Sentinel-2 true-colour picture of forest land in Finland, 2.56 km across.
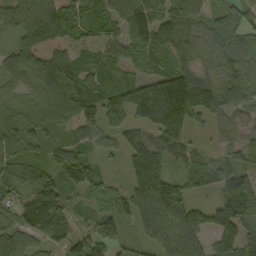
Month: September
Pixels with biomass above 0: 93%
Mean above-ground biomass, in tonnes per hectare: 89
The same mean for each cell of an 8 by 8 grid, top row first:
35 57 85 72 105 91 69 78
44 60 51 70 98 80 71 84
45 102 108 70 102 160 102 101
54 76 131 131 151 208 109 62
73 72 70 50 122 78 24 63
85 74 85 36 188 87 110 91
65 107 39 90 108 157 75 147
57 59 79 106 67 152 63 142
